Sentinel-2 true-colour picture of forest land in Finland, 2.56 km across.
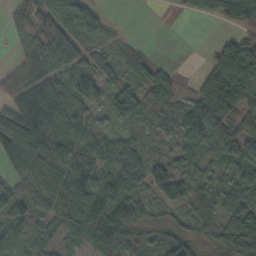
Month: October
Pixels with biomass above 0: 83%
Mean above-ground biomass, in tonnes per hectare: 59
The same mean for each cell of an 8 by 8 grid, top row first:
44 93 87 7 0 6 32 101
25 144 116 27 9 0 10 70
54 77 87 53 46 18 48 75
71 93 67 61 55 37 80 57
95 99 78 62 40 41 72 67
58 70 101 74 76 62 35 48
57 52 112 92 39 44 49 74
48 35 42 71 27 49 35 86
